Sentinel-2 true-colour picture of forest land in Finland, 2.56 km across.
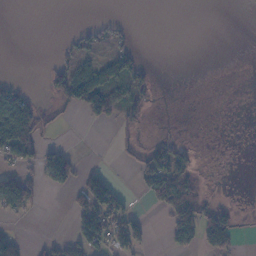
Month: November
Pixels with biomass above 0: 32%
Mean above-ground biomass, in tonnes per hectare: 32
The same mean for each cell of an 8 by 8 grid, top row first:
0 0 0 6 0 0 0 0
0 0 30 32 4 0 0 0
16 32 102 67 45 0 0 0
156 28 31 50 34 0 0 0
168 24 1 11 29 48 1 0
70 39 49 31 63 142 11 0
59 1 57 96 11 102 62 23
45 14 62 76 33 23 69 17
